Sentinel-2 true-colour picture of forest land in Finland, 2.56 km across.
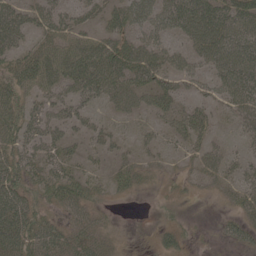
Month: May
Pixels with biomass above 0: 68%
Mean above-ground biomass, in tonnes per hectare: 32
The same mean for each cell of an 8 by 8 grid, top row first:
41 35 25 38 40 57 61 55
34 36 46 48 40 20 48 57
42 45 59 55 41 31 29 58
43 34 28 17 23 38 25 35
43 37 17 21 16 21 25 12
44 36 30 27 23 9 25 25
52 21 33 8 1 9 1 27
49 47 31 13 0 21 2 26
